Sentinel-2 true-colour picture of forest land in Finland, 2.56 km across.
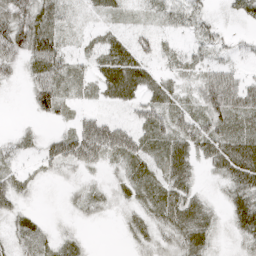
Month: April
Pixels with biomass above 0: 80%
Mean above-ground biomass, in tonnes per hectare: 33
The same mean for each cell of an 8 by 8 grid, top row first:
60 49 12 16 13 36 23 22
56 64 17 43 30 21 32 18
15 64 34 63 48 27 42 33
1 31 19 15 36 38 48 50
22 26 72 62 37 46 49 53
30 12 15 16 32 49 13 57
30 2 20 14 30 57 30 51
25 25 18 0 24 38 35 22
